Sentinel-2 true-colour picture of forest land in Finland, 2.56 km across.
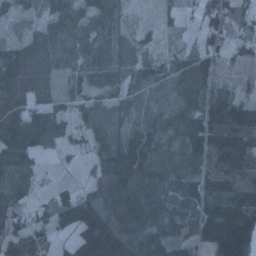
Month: January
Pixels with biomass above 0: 84%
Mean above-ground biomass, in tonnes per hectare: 78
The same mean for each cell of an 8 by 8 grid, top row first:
28 49 50 46 3 23 83 117
64 65 51 52 32 30 83 76
97 45 44 54 77 88 87 51
97 73 40 70 61 69 121 109
134 58 22 94 111 51 71 109
94 9 12 126 138 97 85 96
63 44 130 111 124 86 115 117
66 37 131 158 93 75 112 199
